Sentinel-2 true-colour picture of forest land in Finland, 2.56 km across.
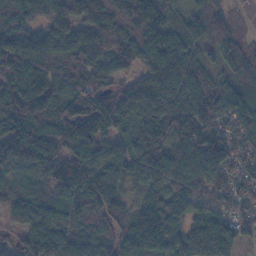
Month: November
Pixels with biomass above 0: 94%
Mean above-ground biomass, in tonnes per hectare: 115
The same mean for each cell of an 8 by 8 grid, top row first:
130 126 134 179 192 61 109 22
163 130 149 179 170 110 75 113
185 140 126 74 104 105 90 79
169 98 147 154 119 159 123 114
123 88 131 101 115 122 126 79
82 77 170 129 103 113 96 72
81 106 102 77 83 103 69 57
51 160 104 79 143 100 192 82
